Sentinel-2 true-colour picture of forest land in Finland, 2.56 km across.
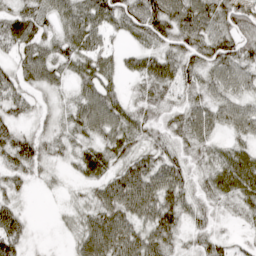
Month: April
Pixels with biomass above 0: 87%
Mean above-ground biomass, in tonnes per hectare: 46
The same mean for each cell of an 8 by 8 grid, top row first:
58 43 62 56 72 60 63 56
55 52 66 28 36 49 57 58
46 53 44 32 46 62 40 52
35 20 49 64 39 33 46 48
59 30 31 51 34 35 35 31
36 14 25 52 76 57 41 80
30 1 26 79 71 63 28 30
46 2 45 86 70 31 36 12
